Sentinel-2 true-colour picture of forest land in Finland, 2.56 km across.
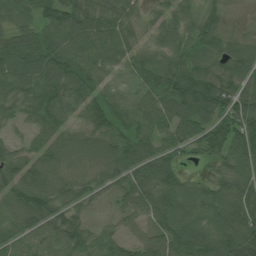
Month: July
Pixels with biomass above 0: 94%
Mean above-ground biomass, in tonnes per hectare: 77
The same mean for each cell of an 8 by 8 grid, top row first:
60 95 103 87 38 65 68 45
83 91 81 81 52 69 71 67
88 87 87 41 54 108 109 78
42 87 63 84 70 105 144 143
25 72 64 73 70 74 106 111
75 87 69 68 79 61 29 85
81 94 47 28 64 86 80 103
58 58 80 57 63 94 86 132
